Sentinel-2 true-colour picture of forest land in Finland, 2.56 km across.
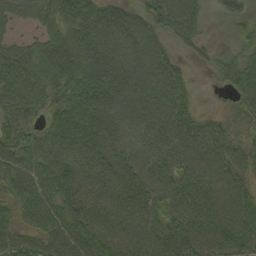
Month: September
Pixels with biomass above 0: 93%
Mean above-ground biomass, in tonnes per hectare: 66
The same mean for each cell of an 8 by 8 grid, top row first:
38 48 75 69 54 82 25 41
49 73 83 74 74 27 21 40
79 73 97 75 79 59 7 67
62 56 74 71 79 70 17 45
82 73 63 67 66 87 80 47
80 75 71 69 78 78 80 53
62 83 63 73 76 67 77 73
57 65 76 85 81 78 78 77
